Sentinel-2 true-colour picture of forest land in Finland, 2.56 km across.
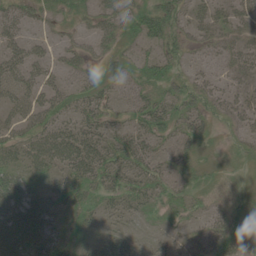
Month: June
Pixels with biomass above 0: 70%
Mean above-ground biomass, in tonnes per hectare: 30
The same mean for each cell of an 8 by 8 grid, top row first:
37 25 21 29 40 32 27 29
34 17 23 21 22 26 17 29
41 32 19 26 30 26 19 17
37 40 31 22 44 35 25 26
38 51 52 37 35 26 14 11
45 29 42 41 30 23 13 7
71 59 28 20 19 21 18 22
69 61 15 30 12 14 36 39
